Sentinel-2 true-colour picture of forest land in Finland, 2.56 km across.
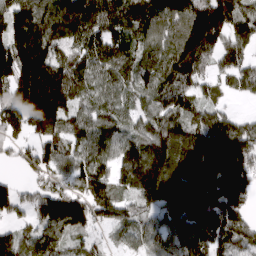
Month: March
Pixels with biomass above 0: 90%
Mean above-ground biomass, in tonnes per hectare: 134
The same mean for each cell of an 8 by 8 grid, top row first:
159 146 169 137 138 138 216 144
204 146 114 155 110 157 158 106
222 272 136 125 122 166 80 108
202 226 94 110 97 142 84 29
75 111 100 111 144 154 149 157
30 87 139 104 203 133 132 175
105 153 167 139 90 158 203 149
107 132 66 34 93 103 137 124
